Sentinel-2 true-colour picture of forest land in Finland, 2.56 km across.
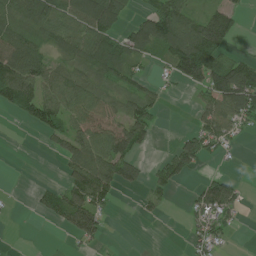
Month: July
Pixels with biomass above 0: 55%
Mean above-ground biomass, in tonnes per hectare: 56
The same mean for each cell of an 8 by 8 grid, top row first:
71 95 117 95 49 114 65 28
92 45 79 78 78 124 143 6
138 81 58 57 32 43 113 139
62 114 75 54 76 0 54 97
0 22 84 106 42 42 63 11
0 1 90 101 37 65 29 15
2 60 114 24 19 2 82 31
1 1 36 2 0 0 58 1
